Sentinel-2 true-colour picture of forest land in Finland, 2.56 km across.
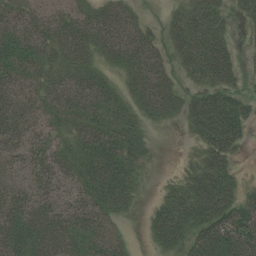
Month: July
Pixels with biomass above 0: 85%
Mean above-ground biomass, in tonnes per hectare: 48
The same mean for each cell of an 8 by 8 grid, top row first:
50 44 45 62 24 29 53 21
54 49 63 59 66 46 74 12
48 44 55 27 67 41 54 28
49 41 62 49 40 34 84 47
46 43 48 66 28 1 54 32
33 54 49 69 16 13 64 17
62 58 54 47 9 58 80 58
73 83 54 47 8 55 72 82
